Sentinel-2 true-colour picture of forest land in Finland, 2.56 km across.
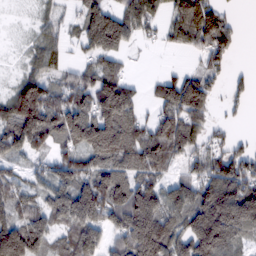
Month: February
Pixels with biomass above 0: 78%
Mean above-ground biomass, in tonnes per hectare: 92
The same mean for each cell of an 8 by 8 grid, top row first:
3 32 58 100 107 78 125 10
6 59 43 110 12 38 99 12
41 70 68 110 20 82 66 24
137 139 124 190 37 119 66 19
98 82 112 179 135 110 60 26
51 58 122 144 103 46 98 133
83 92 163 141 166 97 152 158
170 96 142 71 208 118 182 79
